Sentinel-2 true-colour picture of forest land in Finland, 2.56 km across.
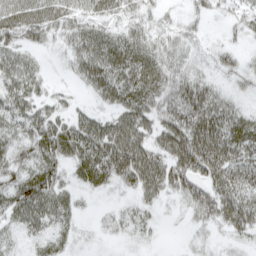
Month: April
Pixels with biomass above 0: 79%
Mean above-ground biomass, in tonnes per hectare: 41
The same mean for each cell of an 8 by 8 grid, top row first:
55 52 40 34 32 17 19 25
43 18 46 64 51 38 16 16
54 16 26 66 59 48 31 21
48 38 24 36 57 64 76 38
43 57 67 87 59 77 77 67
40 52 33 52 76 62 54 57
57 55 16 8 25 12 59 74
16 31 9 6 11 1 14 23
